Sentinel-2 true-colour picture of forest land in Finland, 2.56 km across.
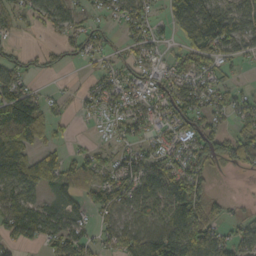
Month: October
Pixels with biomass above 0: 69%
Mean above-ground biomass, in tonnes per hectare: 59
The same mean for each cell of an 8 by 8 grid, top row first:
35 42 30 27 61 80 132 76
22 28 41 20 45 31 101 62
60 10 8 51 54 67 44 17
132 37 18 38 55 87 65 56
98 31 8 25 37 43 86 76
123 89 77 62 101 93 52 8
66 45 40 70 71 121 75 10
49 51 74 41 105 136 110 61
